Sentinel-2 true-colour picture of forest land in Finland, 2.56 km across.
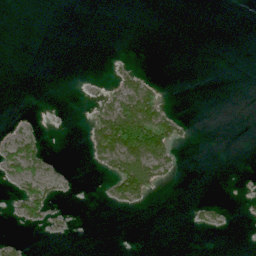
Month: June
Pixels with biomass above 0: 16%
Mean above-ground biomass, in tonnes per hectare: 14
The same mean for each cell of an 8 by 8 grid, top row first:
0 0 0 0 0 0 0 0
0 0 0 0 0 0 0 0
0 0 0 10 27 0 0 0
1 1 0 56 104 13 0 0
45 9 1 105 140 51 0 0
39 26 1 46 115 13 0 0
24 46 0 9 11 0 21 1
9 2 0 0 0 0 1 0
